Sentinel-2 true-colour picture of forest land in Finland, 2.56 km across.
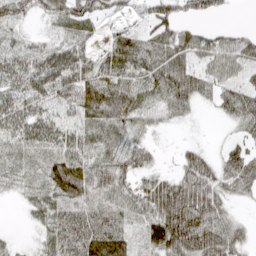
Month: April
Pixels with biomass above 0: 83%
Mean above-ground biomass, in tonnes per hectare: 46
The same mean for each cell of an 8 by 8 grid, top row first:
37 35 60 25 25 47 31 1
33 39 46 49 52 68 61 65
58 84 68 63 53 55 45 30
61 43 46 62 39 33 7 46
39 49 48 25 33 8 9 29
28 43 70 56 30 40 66 78
4 42 53 51 49 98 73 13
7 39 78 71 29 78 76 40
